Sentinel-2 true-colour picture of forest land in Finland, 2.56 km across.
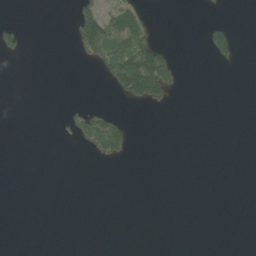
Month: June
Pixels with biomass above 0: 10%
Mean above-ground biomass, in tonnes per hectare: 12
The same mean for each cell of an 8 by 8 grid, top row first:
1 0 48 52 31 0 4 0
28 0 36 66 89 7 42 16
0 0 0 39 143 31 0 0
0 0 25 19 5 1 0 0
0 0 14 67 0 0 0 0
0 0 0 0 0 0 0 0
0 0 0 0 0 0 0 0
0 0 0 0 0 0 0 0
